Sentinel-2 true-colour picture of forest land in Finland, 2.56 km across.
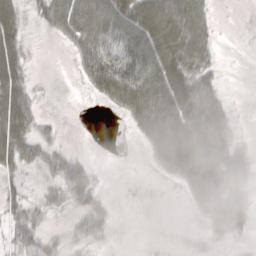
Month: October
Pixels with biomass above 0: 62%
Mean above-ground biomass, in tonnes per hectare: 32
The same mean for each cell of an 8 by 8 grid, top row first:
35 46 80 72 74 71 28 2
35 0 49 57 64 72 36 1
43 3 15 80 64 62 33 0
54 3 0 13 68 68 66 5
52 27 0 0 23 77 67 19
20 23 41 1 1 30 69 29
23 23 29 10 0 0 37 34
23 17 19 8 1 4 9 7
